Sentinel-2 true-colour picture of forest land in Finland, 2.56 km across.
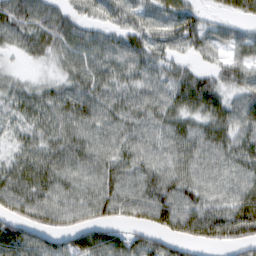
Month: February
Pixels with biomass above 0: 88%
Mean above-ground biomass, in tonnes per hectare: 55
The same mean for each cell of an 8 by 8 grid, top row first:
72 60 41 45 41 74 26 40
33 52 59 49 58 51 51 47
26 25 56 52 47 62 49 48
39 53 69 49 47 58 67 53
30 51 57 46 42 51 55 52
63 65 46 55 52 55 44 47
62 68 59 70 68 76 66 76
107 66 72 75 57 68 59 68
